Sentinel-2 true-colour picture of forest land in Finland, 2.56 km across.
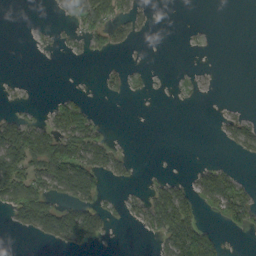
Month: September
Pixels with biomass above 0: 31%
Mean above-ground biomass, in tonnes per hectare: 30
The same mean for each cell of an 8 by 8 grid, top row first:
0 2 58 54 15 0 0 0
0 5 10 24 1 0 3 0
2 0 1 12 6 4 4 0
13 23 67 0 0 0 0 13
117 84 78 24 0 0 0 40
100 87 117 23 5 11 49 23
71 80 80 16 44 136 30 82
2 31 71 5 5 124 71 2
